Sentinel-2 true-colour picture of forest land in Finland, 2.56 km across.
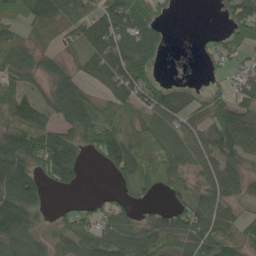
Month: May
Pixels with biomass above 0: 71%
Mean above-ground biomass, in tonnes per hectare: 58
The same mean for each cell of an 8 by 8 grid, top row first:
46 88 62 102 86 5 0 79
77 22 39 95 97 0 13 39
55 56 46 86 69 8 9 40
81 63 106 61 51 72 50 72
94 102 66 105 60 54 66 80
115 70 27 25 57 62 51 53
118 19 36 51 23 46 58 24
47 18 51 78 75 68 79 50
